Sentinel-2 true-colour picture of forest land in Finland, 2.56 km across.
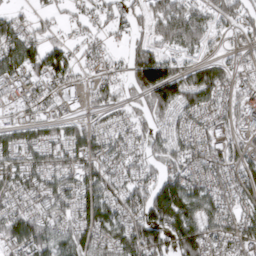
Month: March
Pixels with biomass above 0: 79%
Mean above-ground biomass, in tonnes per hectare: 74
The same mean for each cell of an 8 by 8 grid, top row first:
34 30 43 56 63 144 69 70
95 70 32 24 76 76 36 31
68 73 44 35 149 135 117 29
22 38 31 50 52 88 69 56
75 78 83 61 55 69 78 39
84 77 84 65 71 110 71 65
75 72 87 83 131 188 91 65
99 102 87 84 134 110 92 69
